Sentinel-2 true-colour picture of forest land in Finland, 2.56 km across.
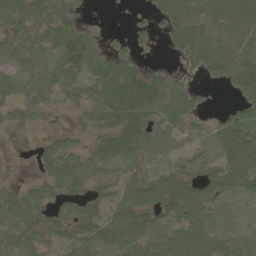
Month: June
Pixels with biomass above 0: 79%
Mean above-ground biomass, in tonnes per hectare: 50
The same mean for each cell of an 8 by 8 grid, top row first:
59 72 20 1 6 65 69 89
53 47 95 29 11 34 77 69
40 45 51 101 68 40 25 73
30 17 27 61 64 86 20 52
5 28 27 71 58 41 32 101
4 48 56 25 44 56 49 89
68 45 52 51 71 73 51 14
46 30 53 62 62 75 66 42
